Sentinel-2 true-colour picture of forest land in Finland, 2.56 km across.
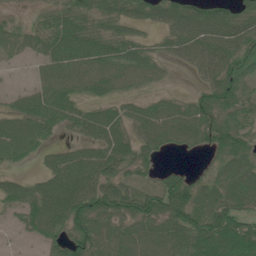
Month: June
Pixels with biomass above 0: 82%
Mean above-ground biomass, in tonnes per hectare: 65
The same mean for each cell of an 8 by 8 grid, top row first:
13 43 81 63 51 74 77 69
34 70 95 80 52 52 80 66
2 64 70 68 52 6 48 75
53 83 59 52 59 71 72 64
76 36 45 85 58 43 57 70
31 59 97 73 37 42 35 83
43 102 104 94 87 103 86 66
4 53 80 79 83 87 114 127
